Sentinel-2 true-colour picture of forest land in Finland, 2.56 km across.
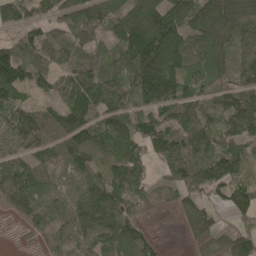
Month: May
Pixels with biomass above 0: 88%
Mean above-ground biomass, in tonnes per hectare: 102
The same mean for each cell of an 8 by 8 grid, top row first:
89 79 142 84 130 121 187 157
94 104 107 67 187 157 131 87
135 72 111 104 183 149 81 81
93 78 139 105 106 109 73 133
63 84 125 121 115 133 132 105
96 77 85 97 80 109 144 97
62 84 101 116 46 50 81 90
3 49 94 109 88 2 89 110
